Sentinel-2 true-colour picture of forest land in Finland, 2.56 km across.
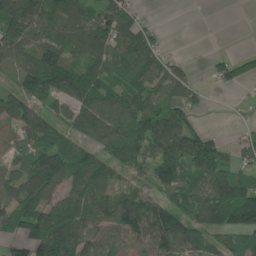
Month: June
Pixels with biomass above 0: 76%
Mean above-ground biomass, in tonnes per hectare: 84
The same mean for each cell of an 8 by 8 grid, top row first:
159 120 86 104 29 0 0 0
101 112 97 92 114 10 1 7
49 147 115 70 88 92 26 57
100 70 95 104 109 93 11 4
64 85 63 82 101 129 106 55
82 166 95 59 37 79 117 72
115 114 107 105 100 100 142 175
51 128 125 79 86 137 70 81
